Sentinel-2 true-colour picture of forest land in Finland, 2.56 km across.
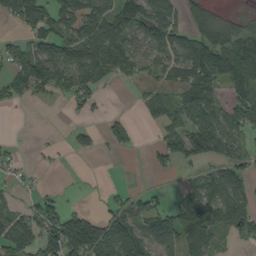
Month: September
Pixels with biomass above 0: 57%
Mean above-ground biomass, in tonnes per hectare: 60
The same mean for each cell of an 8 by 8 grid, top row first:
73 91 81 99 95 65 89 18
48 92 83 103 70 88 155 109
58 94 74 28 24 51 126 100
3 0 20 4 25 55 108 83
7 5 26 11 6 80 101 40
20 2 2 0 1 14 53 66
33 67 31 32 69 56 96 78
108 90 203 103 80 74 65 27
